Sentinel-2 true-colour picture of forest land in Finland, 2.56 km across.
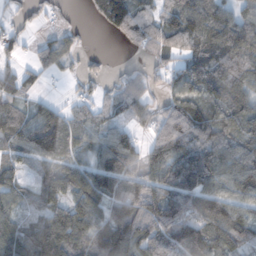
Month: November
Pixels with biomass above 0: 80%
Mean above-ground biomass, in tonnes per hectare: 78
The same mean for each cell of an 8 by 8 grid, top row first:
32 21 4 136 68 97 109 77
34 62 29 3 53 61 111 125
68 21 30 24 42 73 104 95
68 51 45 46 58 97 81 83
62 119 61 93 53 111 91 81
45 62 96 148 86 88 132 112
49 70 98 92 114 94 100 80
89 125 96 138 98 104 120 68
